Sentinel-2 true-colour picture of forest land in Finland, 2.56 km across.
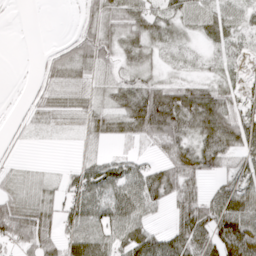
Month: April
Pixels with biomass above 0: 76%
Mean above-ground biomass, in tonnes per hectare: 44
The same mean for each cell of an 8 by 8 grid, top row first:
1 0 22 57 64 44 48 30
0 9 51 43 47 31 26 38
1 26 24 35 49 30 32 22
6 34 30 54 113 103 97 45
14 4 13 19 25 66 61 64
17 9 47 56 56 70 36 49
52 33 69 64 56 42 75 74
50 50 73 52 69 63 65 100
